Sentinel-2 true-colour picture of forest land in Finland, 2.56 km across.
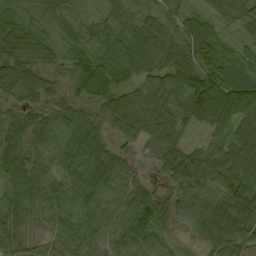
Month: September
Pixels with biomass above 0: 97%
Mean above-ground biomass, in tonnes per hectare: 67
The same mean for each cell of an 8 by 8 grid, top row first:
63 41 28 45 47 44 41 53
117 75 51 60 105 97 60 36
111 65 56 59 66 95 87 67
48 65 59 69 92 74 95 87
88 62 84 49 52 65 39 95
84 56 68 85 23 64 81 86
70 68 50 52 82 61 86 123
63 42 58 57 63 29 60 81
